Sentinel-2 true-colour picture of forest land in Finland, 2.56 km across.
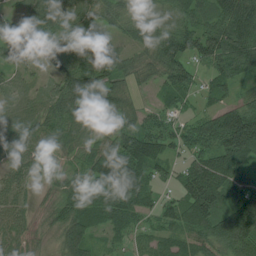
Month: July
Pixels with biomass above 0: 91%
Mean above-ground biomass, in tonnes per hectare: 80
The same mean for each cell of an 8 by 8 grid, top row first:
56 102 86 69 83 72 88 164
92 117 35 36 65 107 115 119
40 51 129 97 38 100 47 59
50 72 104 101 49 48 54 108
75 49 58 86 129 64 100 179
58 23 61 167 94 48 151 79
61 27 94 113 57 70 119 110
55 19 104 31 25 57 80 113
